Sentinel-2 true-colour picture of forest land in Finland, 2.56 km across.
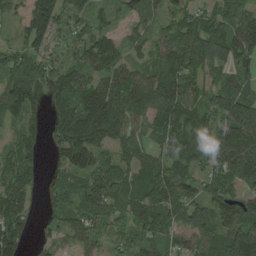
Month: August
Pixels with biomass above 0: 89%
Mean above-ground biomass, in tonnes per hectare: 86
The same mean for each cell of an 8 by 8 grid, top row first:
55 143 55 35 67 49 73 97
46 61 68 73 53 105 113 122
107 71 76 99 96 113 66 79
75 51 114 123 91 99 97 153
79 49 148 72 49 90 157 121
120 37 97 90 77 86 78 95
95 41 95 90 84 102 88 93
103 51 62 50 71 57 76 160
